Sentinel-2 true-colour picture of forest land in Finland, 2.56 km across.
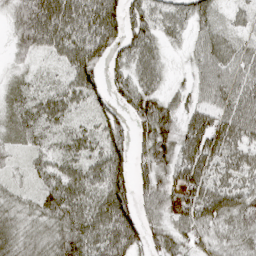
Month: April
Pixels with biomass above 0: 90%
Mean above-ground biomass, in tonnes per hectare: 61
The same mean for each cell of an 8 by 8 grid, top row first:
55 112 91 84 89 57 53 29
39 54 90 69 74 17 58 41
27 24 75 44 65 13 50 55
56 75 55 51 89 54 57 66
30 52 58 76 55 72 83 55
20 60 65 99 42 53 62 58
50 69 80 107 45 63 74 79
66 62 92 71 61 51 51 57
